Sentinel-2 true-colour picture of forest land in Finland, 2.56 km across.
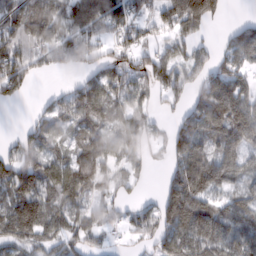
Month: February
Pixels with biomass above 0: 76%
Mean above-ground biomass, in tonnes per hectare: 74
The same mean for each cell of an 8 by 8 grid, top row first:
100 107 112 116 47 122 99 14
115 92 85 42 55 53 34 109
90 5 24 66 74 62 79 64
0 52 72 68 50 35 119 136
33 65 56 50 51 87 78 110
61 84 92 49 26 101 152 71
101 90 54 44 35 164 109 86
79 62 55 14 33 119 133 105
